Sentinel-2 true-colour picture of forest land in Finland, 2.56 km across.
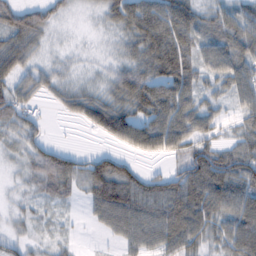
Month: February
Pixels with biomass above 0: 84%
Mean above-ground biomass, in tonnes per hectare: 51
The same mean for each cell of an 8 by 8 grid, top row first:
68 45 8 43 85 83 30 49
74 20 7 14 69 89 45 65
52 36 21 39 75 88 32 57
64 10 49 91 69 81 41 33
26 36 3 26 67 62 54 46
13 73 58 114 45 57 106 73
18 19 12 104 71 85 76 83
29 21 6 19 55 64 41 91
